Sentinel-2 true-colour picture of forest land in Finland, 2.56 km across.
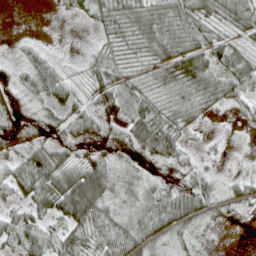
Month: April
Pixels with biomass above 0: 85%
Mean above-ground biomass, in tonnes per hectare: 46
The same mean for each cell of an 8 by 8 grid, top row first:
0 1 25 60 66 67 56 54
8 13 6 39 51 65 51 34
27 65 23 62 33 62 66 58
56 36 45 46 57 63 31 15
53 55 49 55 83 69 11 2
53 89 82 68 35 28 33 20
32 50 103 49 64 77 52 24
43 52 55 74 72 37 18 1
